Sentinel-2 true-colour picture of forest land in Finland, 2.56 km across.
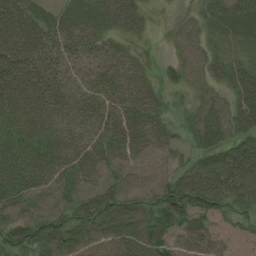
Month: August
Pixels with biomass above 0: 89%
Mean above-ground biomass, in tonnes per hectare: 50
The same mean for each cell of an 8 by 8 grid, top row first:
83 38 47 56 24 10 38 61
88 60 49 38 6 28 34 34
80 55 30 49 36 30 35 50
56 55 48 49 60 17 56 56
58 57 48 56 58 35 46 47
67 59 60 51 46 55 73 79
52 49 48 64 55 70 47 32
44 55 62 62 84 48 49 20
